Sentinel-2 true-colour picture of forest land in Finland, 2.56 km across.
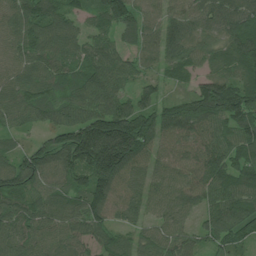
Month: July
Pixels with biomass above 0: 95%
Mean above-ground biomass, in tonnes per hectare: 91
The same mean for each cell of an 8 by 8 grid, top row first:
80 94 52 114 74 64 78 96
79 94 70 76 76 88 68 103
79 100 90 96 47 44 90 92
84 91 97 132 109 112 148 134
30 91 208 241 117 66 82 102
123 90 102 154 62 68 100 110
95 88 101 86 54 75 71 101
93 77 70 67 57 75 69 66
